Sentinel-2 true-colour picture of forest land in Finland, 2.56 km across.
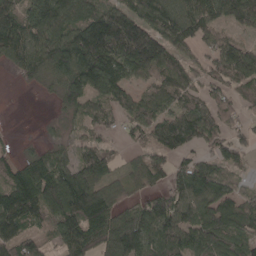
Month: April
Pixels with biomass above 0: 82%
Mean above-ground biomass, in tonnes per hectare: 87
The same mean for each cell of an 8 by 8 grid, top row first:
90 146 105 124 106 109 94 101
97 117 164 162 174 80 42 69
21 61 160 148 63 103 51 68
0 3 64 55 74 75 72 43
20 36 45 28 54 109 57 45
82 117 121 54 68 64 98 42
141 104 153 91 79 104 106 84
97 32 121 143 134 100 99 70
